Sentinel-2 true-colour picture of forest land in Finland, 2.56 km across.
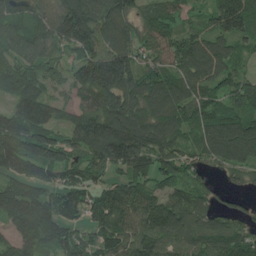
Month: June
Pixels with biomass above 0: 90%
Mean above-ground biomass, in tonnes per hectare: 138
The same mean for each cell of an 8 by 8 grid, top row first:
124 130 223 146 115 100 83 216
115 109 139 146 123 130 139 76
150 110 147 235 139 141 125 123
158 150 103 169 153 154 145 153
214 199 161 285 184 117 141 188
132 113 118 87 128 130 74 73
178 157 125 152 130 136 100 50
122 138 110 115 132 134 128 127
